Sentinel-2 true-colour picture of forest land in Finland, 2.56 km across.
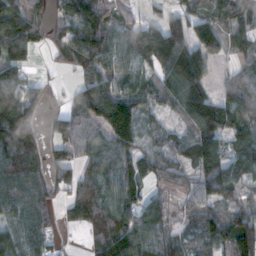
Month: November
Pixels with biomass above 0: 82%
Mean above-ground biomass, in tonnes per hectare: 88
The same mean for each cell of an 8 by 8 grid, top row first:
113 69 136 78 46 68 75 88
97 43 130 95 126 128 91 52
111 20 62 74 61 114 62 67
161 25 84 165 63 53 135 102
160 60 91 119 58 58 119 72
123 67 105 95 77 39 137 71
75 55 132 122 96 32 75 74
83 51 15 198 100 82 106 87
